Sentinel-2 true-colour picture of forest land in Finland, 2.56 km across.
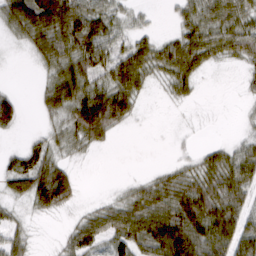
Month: March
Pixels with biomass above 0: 69%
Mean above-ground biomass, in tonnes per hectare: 46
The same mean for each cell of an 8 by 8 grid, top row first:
75 118 80 41 12 21 56 62
10 66 80 50 47 62 60 59
1 31 72 60 44 55 5 9
52 29 74 96 9 4 4 5
6 31 36 15 0 6 13 27
59 88 16 1 12 40 63 73
20 53 14 41 73 91 98 59
36 2 56 53 76 134 101 76
